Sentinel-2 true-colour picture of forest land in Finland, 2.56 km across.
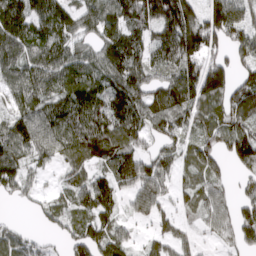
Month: March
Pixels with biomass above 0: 83%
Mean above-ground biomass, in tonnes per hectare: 93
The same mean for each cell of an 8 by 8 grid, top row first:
125 129 100 100 120 158 126 106
111 121 82 140 91 159 117 97
96 123 129 111 102 128 190 70
95 119 131 114 110 115 80 94
111 117 119 112 69 77 69 112
112 26 69 86 117 58 74 45
10 46 75 71 76 47 64 71
71 26 83 91 28 68 20 68
